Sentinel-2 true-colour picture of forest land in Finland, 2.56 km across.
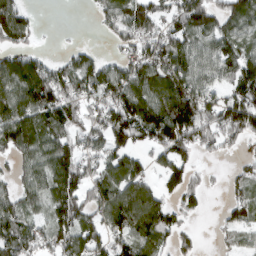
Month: March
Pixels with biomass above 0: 74%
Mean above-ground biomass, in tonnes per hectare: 82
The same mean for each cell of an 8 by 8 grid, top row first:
97 0 0 73 98 82 97 93
63 5 24 17 72 105 94 86
118 122 94 87 100 107 87 113
127 115 66 101 142 172 88 135
112 90 62 90 54 119 60 40
47 112 99 99 68 83 18 44
83 75 100 135 176 63 15 71
116 74 106 75 119 51 2 37
